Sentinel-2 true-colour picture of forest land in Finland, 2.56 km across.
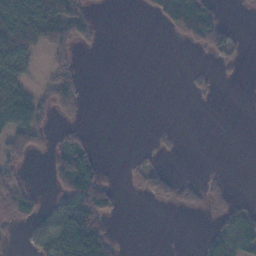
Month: November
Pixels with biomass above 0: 35%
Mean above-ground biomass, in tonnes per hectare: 34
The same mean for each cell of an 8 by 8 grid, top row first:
125 131 73 0 6 110 91 1
121 77 26 0 0 0 44 14
75 38 26 0 0 0 8 3
112 38 18 0 0 0 0 0
66 27 23 0 1 5 0 0
30 22 130 5 36 18 10 0
41 21 128 36 0 16 18 27
5 68 166 42 0 0 40 54
